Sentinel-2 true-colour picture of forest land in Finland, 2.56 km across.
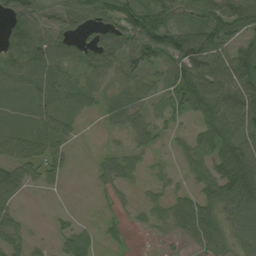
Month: August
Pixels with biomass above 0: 74%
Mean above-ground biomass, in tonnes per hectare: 64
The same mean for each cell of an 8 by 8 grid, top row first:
80 74 100 94 118 77 97 99
80 94 71 105 116 125 128 67
56 81 61 47 43 68 122 111
36 80 35 46 35 46 103 114
90 76 14 11 38 21 65 114
83 52 2 44 30 25 71 146
42 6 5 13 28 53 70 92
49 17 64 17 2 13 67 47
